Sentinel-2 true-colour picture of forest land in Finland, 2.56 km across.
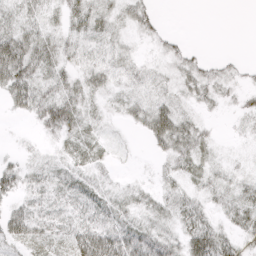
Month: April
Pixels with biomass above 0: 69%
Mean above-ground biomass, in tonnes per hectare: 18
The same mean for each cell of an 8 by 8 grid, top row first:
18 12 25 16 21 0 0 0
52 30 25 20 5 14 2 0
50 23 20 20 16 17 22 10
15 43 27 9 26 30 7 12
3 6 22 7 8 37 14 3
23 16 16 6 2 18 14 8
17 16 19 21 14 22 14 23
23 21 36 43 37 22 45 18
